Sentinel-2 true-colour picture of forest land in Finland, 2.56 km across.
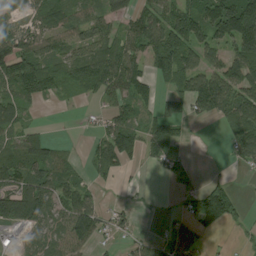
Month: August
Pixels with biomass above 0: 66%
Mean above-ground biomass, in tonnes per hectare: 71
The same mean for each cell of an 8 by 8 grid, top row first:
43 78 63 66 80 116 126 186
132 87 89 98 94 145 79 91
125 89 91 104 65 78 108 102
54 1 12 60 42 53 84 121
53 55 5 114 85 66 1 90
91 94 35 39 6 64 19 7
151 93 110 38 8 25 142 38
71 66 81 25 37 75 18 11
